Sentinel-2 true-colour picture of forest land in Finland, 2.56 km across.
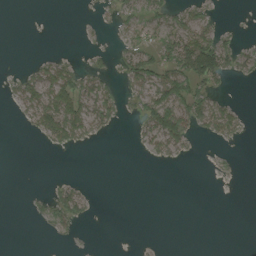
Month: August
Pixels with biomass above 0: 28%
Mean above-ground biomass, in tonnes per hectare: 16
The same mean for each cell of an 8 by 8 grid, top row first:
0 0 1 13 23 23 18 0
0 1 2 8 34 61 82 22
15 49 41 12 47 61 49 6
8 59 59 22 36 68 45 13
0 14 13 0 12 31 3 3
0 2 2 0 0 0 2 1
0 22 25 0 0 0 0 0
0 3 3 0 0 0 0 0
